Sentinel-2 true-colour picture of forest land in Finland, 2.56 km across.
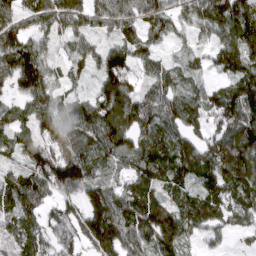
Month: March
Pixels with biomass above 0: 89%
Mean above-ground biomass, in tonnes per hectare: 100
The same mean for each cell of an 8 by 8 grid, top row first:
86 145 114 121 91 70 102 150
135 51 76 81 65 19 58 167
125 86 35 139 67 87 31 110
54 97 103 143 131 129 123 163
70 90 91 127 140 124 81 116
82 136 127 77 100 106 89 94
106 70 108 140 128 99 108 87
63 98 120 156 110 129 47 13
